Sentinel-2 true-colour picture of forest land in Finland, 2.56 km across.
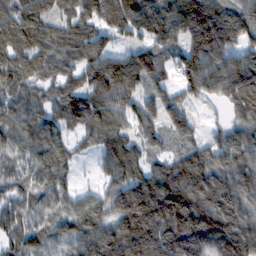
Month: February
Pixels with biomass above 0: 90%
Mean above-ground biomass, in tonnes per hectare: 99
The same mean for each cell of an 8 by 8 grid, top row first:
96 68 90 97 145 143 179 141
90 79 98 64 84 98 151 78
81 62 83 156 104 85 126 111
69 70 136 102 79 88 22 90
69 82 41 102 66 51 74 108
70 84 16 73 101 129 118 102
80 64 74 78 159 164 129 97
91 73 91 120 164 162 164 148
